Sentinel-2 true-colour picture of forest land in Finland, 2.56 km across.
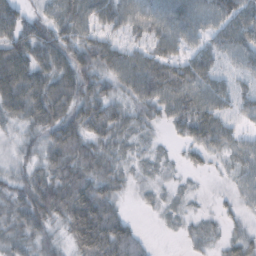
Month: October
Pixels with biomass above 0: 89%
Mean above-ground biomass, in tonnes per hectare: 49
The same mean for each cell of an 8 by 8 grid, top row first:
52 44 67 60 65 65 53 67
70 72 61 54 48 48 40 57
82 67 69 53 87 83 57 27
56 75 68 54 42 55 68 29
27 60 67 44 21 14 50 34
34 54 71 45 17 10 10 33
49 70 100 52 6 15 7 22
47 38 77 94 21 5 21 30
